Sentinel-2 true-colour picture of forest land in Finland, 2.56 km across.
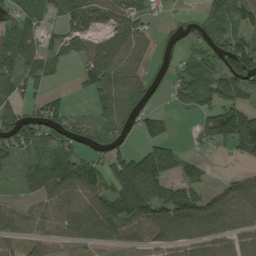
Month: August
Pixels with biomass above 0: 71%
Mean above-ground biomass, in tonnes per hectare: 72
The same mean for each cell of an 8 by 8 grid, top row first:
92 43 96 70 53 17 56 77
107 71 58 100 51 34 76 107
86 46 39 97 58 58 96 119
57 85 21 80 68 36 64 112
76 54 56 70 53 29 40 125
22 111 112 101 184 79 23 33
46 65 79 105 124 125 88 73
58 56 50 41 57 71 81 69
